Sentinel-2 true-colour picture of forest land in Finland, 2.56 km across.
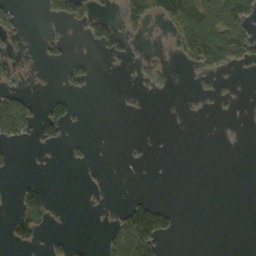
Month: October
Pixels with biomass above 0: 21%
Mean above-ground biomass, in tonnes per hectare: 24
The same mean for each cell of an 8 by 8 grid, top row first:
19 22 60 26 94 114 115 98
19 15 2 41 5 31 117 84
24 1 28 0 13 5 9 4
93 36 7 1 4 0 2 3
29 20 9 0 2 0 0 0
7 1 1 1 0 0 0 0
32 54 0 6 66 14 0 0
40 14 3 41 117 9 0 0
